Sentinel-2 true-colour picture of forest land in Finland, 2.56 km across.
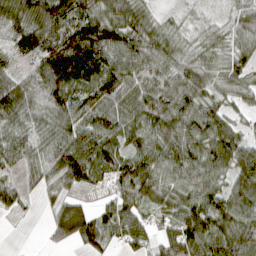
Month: April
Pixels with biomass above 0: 89%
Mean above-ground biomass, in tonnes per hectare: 76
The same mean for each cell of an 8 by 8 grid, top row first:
87 115 113 101 56 16 17 54
72 119 176 132 104 48 45 53
59 120 100 121 87 93 62 59
80 78 88 77 95 109 76 31
67 63 115 78 76 102 89 71
32 54 89 81 91 77 73 84
35 27 58 63 63 78 87 76
0 24 64 43 61 83 110 97
